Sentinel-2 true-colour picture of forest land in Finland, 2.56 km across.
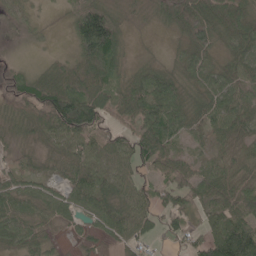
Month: May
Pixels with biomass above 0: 85%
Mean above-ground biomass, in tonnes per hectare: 56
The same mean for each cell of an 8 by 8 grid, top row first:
30 5 83 53 8 69 81 72
2 7 73 107 3 15 56 53
60 72 92 60 52 47 54 59
43 111 138 41 74 66 55 68
16 39 75 66 85 35 33 30
43 22 74 63 34 81 57 47
54 53 57 62 58 80 62 75
49 30 15 30 42 33 70 180
